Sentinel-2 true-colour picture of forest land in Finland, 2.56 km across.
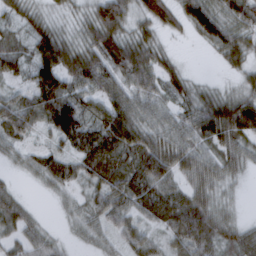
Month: March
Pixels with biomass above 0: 86%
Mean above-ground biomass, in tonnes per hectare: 62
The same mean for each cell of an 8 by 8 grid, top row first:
46 27 26 117 55 56 92 74
47 122 56 99 71 10 25 63
51 136 83 72 67 50 7 25
102 108 93 105 47 43 86 125
38 29 101 116 72 60 63 62
11 64 58 89 103 65 57 24
51 2 26 76 67 96 70 9
38 35 13 28 52 65 95 76
